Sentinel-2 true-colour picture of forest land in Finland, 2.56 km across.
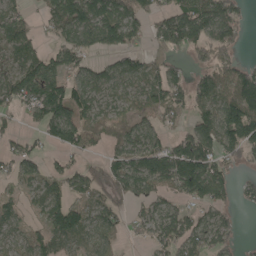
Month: May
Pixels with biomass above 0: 72%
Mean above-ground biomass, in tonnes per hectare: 81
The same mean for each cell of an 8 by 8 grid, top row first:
57 76 147 131 84 112 154 55
67 43 95 86 58 78 128 45
104 121 74 78 87 75 95 105
47 117 104 46 48 58 85 153
40 42 95 49 90 85 123 128
55 57 74 97 141 153 156 27
36 71 71 82 52 55 77 32
45 77 79 47 29 91 82 29
